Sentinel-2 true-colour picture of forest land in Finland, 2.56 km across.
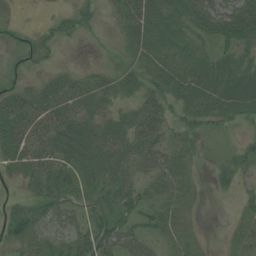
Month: July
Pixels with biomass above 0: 76%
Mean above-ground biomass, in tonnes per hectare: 32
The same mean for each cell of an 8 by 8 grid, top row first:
5 7 34 12 53 36 76 78
19 22 4 11 36 34 21 40
20 24 23 27 41 45 46 46
61 45 35 22 41 30 40 35
58 48 43 40 42 28 11 16
26 47 36 37 36 36 9 26
25 39 33 42 29 26 3 13
34 34 40 60 40 22 5 22
